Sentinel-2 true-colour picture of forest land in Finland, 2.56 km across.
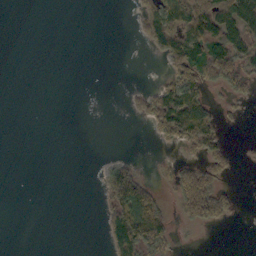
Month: October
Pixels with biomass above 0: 30%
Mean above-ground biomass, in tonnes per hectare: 27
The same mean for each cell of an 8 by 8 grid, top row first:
0 0 0 0 41 74 93 61
0 0 0 0 13 81 101 54
0 0 0 0 0 54 53 44
0 0 0 0 27 134 74 7
0 0 0 0 2 34 73 2
0 0 0 58 24 46 61 3
0 0 0 69 125 25 85 10
0 0 0 66 120 18 0 0
